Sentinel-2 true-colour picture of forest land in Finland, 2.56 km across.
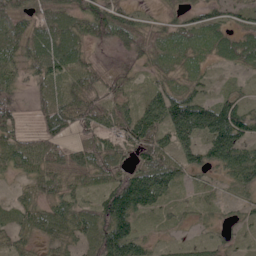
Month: June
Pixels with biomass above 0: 91%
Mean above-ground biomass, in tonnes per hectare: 60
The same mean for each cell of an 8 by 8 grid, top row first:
71 73 74 77 28 28 47 39
65 90 59 48 58 46 43 69
42 63 54 53 28 37 28 26
50 64 62 55 96 130 118 97
57 63 45 48 69 77 92 106
31 61 45 66 116 71 32 80
46 57 50 114 92 32 26 29
45 42 49 129 60 22 31 25
